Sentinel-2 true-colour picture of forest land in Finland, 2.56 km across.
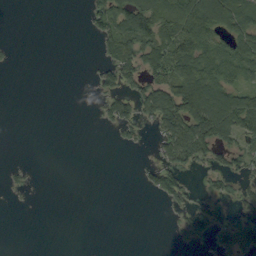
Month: September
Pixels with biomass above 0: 38%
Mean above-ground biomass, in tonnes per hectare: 39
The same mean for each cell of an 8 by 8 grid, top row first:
0 0 3 95 121 113 118 118
3 0 0 59 79 103 74 90
0 0 0 45 67 108 121 64
0 0 0 61 45 111 135 135
0 0 0 5 10 106 91 53
7 0 0 0 21 62 27 37
2 0 0 0 0 18 63 21
0 0 0 0 0 10 30 99
